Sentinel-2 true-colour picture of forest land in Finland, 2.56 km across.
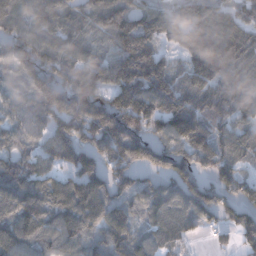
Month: December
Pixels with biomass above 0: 88%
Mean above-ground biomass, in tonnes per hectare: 121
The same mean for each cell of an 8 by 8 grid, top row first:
127 120 79 129 119 100 111 78
129 129 102 103 183 90 211 149
62 131 137 154 212 135 173 110
64 136 180 199 191 187 132 97
64 101 152 172 136 141 137 101
120 79 135 110 67 119 71 100
128 124 181 128 91 123 137 112
124 91 112 109 68 75 24 72
